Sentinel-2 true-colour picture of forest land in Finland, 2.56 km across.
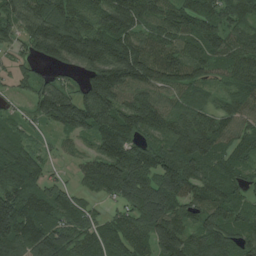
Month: July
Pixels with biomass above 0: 92%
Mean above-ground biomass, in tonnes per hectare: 124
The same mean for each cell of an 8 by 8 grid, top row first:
140 158 108 162 134 132 114 95
44 201 229 203 151 129 123 114
46 52 76 207 161 120 75 99
36 142 186 173 214 105 84 111
93 26 41 158 93 139 142 69
168 59 55 185 149 193 106 75
178 137 90 36 190 118 125 82
167 178 108 120 103 176 144 107
